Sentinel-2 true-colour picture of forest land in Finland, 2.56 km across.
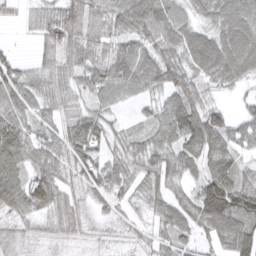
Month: March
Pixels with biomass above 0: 91%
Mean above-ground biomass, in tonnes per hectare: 66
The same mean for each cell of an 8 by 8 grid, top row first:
21 65 91 72 112 60 53 78
13 54 92 76 74 74 87 85
69 58 70 99 82 82 56 50
62 46 55 42 24 92 75 26
113 72 122 56 53 70 97 50
84 89 69 80 67 59 74 55
73 74 57 39 35 65 129 115
45 29 31 24 35 48 35 107
